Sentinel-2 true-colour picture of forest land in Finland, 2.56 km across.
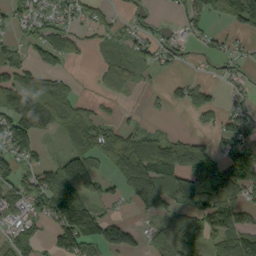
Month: September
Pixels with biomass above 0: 59%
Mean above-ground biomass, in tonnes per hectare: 56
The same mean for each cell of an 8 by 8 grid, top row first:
39 44 43 27 30 16 40 82
36 61 25 24 43 37 26 23
70 74 10 43 16 17 22 39
114 91 62 11 14 5 37 48
121 8 67 85 87 74 38 112
66 64 146 41 132 67 75 115
59 78 129 14 52 42 41 55
64 29 131 96 38 68 49 84
